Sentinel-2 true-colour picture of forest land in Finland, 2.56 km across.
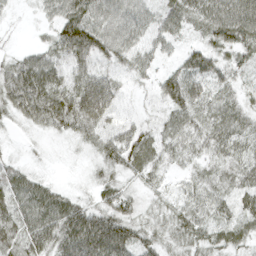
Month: April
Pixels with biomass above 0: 92%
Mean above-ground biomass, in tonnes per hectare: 48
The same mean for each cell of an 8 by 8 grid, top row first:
7 27 70 59 41 51 59 66
11 39 86 65 35 25 51 56
78 66 54 41 21 64 66 29
51 87 90 48 16 54 49 40
6 8 23 61 63 50 51 45
46 13 6 38 42 23 37 46
58 67 45 65 29 39 44 42
63 68 91 104 42 42 44 41
